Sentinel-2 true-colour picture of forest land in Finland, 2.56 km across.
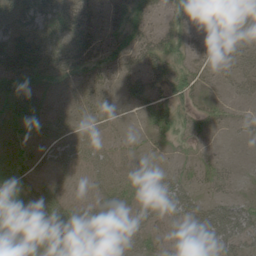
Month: June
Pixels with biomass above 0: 63%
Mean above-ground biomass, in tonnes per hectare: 29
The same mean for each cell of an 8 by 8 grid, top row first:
40 46 33 23 28 22 13 16
47 31 39 32 47 28 20 27
37 32 28 18 51 28 13 31
40 43 29 13 23 32 21 9
26 37 41 19 10 17 10 4
37 23 10 35 27 23 19 7
47 49 25 28 31 43 29 34
29 30 35 33 34 22 34 37
